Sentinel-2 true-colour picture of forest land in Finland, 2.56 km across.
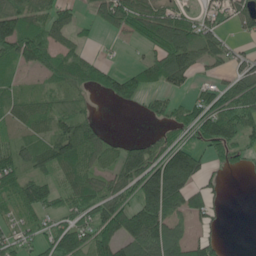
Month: June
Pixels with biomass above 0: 68%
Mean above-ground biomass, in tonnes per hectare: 63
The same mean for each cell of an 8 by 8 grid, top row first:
95 69 24 71 84 70 44 59
84 80 40 6 36 134 60 18
28 37 75 58 56 60 17 73
56 56 43 3 20 44 89 92
53 74 115 30 31 72 71 61
87 64 89 50 105 149 48 10
58 62 68 92 121 71 65 0
61 79 94 104 132 67 46 0
